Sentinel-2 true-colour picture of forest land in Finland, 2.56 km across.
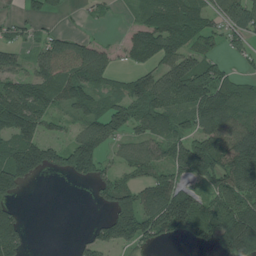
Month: July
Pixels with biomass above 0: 68%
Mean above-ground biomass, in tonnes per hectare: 92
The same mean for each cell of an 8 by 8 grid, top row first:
20 40 7 10 74 159 86 128
39 71 82 25 145 119 60 46
87 115 123 56 97 165 157 61
168 84 58 101 115 100 168 110
119 91 125 57 86 104 134 156
125 38 83 58 63 83 101 159
46 0 0 97 137 198 107 158
118 0 23 106 93 55 75 224
